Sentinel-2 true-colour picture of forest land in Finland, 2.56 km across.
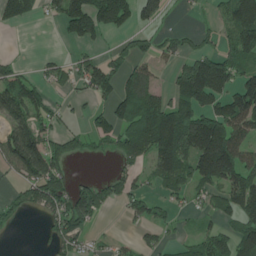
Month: June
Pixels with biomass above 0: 56%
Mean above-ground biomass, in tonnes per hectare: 91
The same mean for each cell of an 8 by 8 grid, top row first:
83 39 157 143 79 7 16 150
1 3 34 30 53 68 53 136
96 52 81 111 121 80 212 108
137 79 22 85 168 173 139 175
181 113 52 61 149 195 235 137
67 178 21 49 47 117 147 144
66 104 153 40 71 41 39 119
3 41 77 25 33 28 92 117
